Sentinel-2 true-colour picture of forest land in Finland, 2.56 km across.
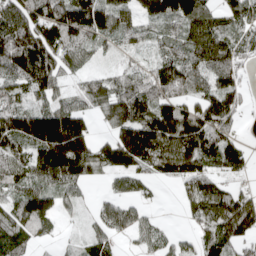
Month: April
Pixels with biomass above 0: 81%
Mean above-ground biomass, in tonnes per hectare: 96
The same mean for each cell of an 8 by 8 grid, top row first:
124 143 175 121 81 122 103 101
183 150 106 35 44 82 146 82
100 125 39 61 97 149 70 59
127 121 85 91 120 131 126 56
113 219 164 112 214 157 131 62
94 106 85 47 55 101 90 35
100 107 27 55 33 10 109 130
87 28 29 51 47 38 86 86
